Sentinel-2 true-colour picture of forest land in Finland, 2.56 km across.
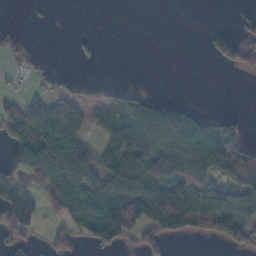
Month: November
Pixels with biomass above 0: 47%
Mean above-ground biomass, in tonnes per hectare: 44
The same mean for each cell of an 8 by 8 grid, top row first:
0 1 0 0 0 0 0 10
28 0 7 0 0 0 17 62
8 22 16 4 0 0 0 3
61 65 37 61 62 51 19 12
88 116 60 58 80 77 92 71
56 99 101 70 85 77 52 56
99 31 68 94 92 134 103 71
37 25 31 69 49 23 25 59
